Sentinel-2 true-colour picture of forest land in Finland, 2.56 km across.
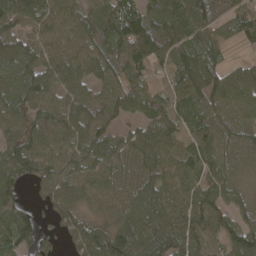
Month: April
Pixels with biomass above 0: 91%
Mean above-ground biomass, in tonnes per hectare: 90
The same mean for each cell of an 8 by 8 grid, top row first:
117 103 91 115 114 118 107 80
85 86 92 122 161 97 80 20
73 87 84 76 77 78 100 94
73 83 92 89 79 78 80 71
93 81 89 78 112 82 83 85
96 80 89 87 104 90 81 63
86 52 58 71 119 101 106 70
103 34 75 102 131 135 86 121
